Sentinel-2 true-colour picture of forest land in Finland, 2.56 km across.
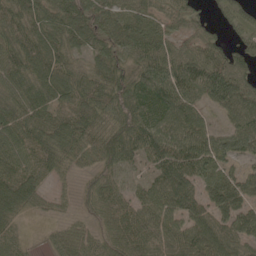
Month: May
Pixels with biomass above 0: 88%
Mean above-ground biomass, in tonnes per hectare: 66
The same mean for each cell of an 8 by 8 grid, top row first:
69 70 76 72 64 42 20 50
79 85 46 61 84 47 61 44
69 92 59 73 98 99 100 68
75 80 75 67 106 83 33 85
67 79 69 93 86 90 69 68
73 40 26 45 36 103 56 50
56 22 24 67 73 77 63 68
34 18 53 65 82 70 97 59
